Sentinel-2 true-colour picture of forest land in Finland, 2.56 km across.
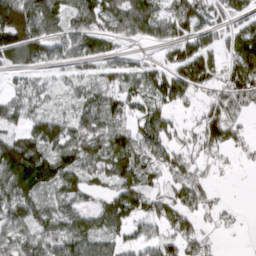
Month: March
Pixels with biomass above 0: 75%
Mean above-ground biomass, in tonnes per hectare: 72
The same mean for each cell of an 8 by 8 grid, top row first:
178 110 76 86 108 106 73 60
156 76 57 33 17 82 73 129
22 23 47 53 80 111 76 122
62 45 62 67 61 42 54 51
103 114 92 93 76 51 66 38
174 102 83 81 71 57 29 3
104 77 69 92 81 83 32 7
74 76 95 59 43 74 26 3
